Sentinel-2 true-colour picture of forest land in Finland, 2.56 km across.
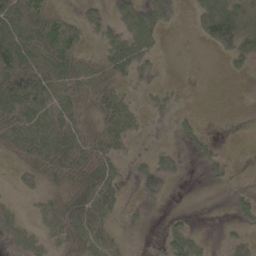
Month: May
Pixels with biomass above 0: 55%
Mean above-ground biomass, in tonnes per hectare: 32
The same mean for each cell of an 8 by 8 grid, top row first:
81 32 23 26 37 21 61 62
69 45 22 37 27 0 18 55
110 75 52 31 4 2 0 3
88 63 41 54 12 13 0 0
50 66 56 33 1 12 20 1
23 23 40 47 59 22 9 0
19 32 74 40 5 3 0 20
27 21 57 37 0 45 10 30
